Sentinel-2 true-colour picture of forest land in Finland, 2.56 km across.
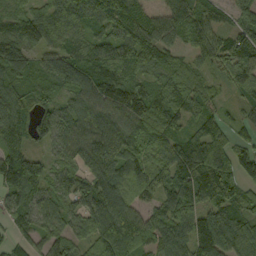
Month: September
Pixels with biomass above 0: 93%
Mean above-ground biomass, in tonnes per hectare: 96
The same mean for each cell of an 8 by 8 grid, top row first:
76 76 93 124 75 94 83 88
128 78 82 98 104 68 85 101
93 72 128 144 82 83 51 88
112 92 109 127 117 95 65 40
85 72 86 136 88 87 141 53
136 88 91 114 109 115 140 51
101 78 105 159 67 98 94 97
52 81 81 160 87 94 122 94
